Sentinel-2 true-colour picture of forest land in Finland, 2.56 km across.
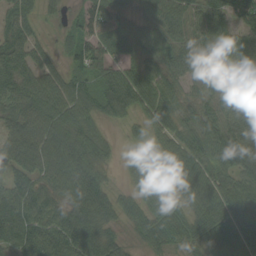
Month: August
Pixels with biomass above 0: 89%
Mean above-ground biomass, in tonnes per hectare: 72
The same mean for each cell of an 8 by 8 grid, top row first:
72 19 44 110 45 82 84 59
83 33 58 65 59 57 74 77
93 76 53 75 87 60 63 72
89 93 79 56 54 72 59 95
105 99 92 28 28 69 88 98
76 86 100 17 46 55 76 75
90 85 97 64 68 63 77 95
80 101 106 59 42 68 59 96
